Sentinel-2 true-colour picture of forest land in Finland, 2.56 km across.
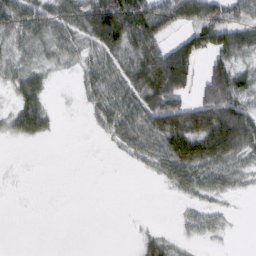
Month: February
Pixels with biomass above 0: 58%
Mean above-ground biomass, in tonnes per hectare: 39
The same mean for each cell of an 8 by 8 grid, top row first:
62 55 59 124 89 78 70 38
33 34 30 66 76 70 67 68
34 18 21 56 79 132 76 66
42 33 4 48 80 109 96 81
5 5 0 15 60 73 68 68
0 0 0 0 5 48 46 28
0 0 0 0 0 4 18 1
0 0 0 0 22 14 10 0
